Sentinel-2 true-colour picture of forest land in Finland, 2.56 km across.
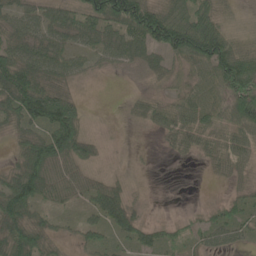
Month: May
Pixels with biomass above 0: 77%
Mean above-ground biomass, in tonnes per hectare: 45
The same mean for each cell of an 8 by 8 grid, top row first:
41 38 44 98 131 84 75 12
55 57 35 51 63 100 126 42
92 57 21 2 13 27 54 123
68 98 37 2 26 46 51 80
28 81 59 3 2 38 45 40
56 72 34 12 3 0 9 16
85 28 18 65 9 1 14 33
77 36 19 29 37 24 29 25
